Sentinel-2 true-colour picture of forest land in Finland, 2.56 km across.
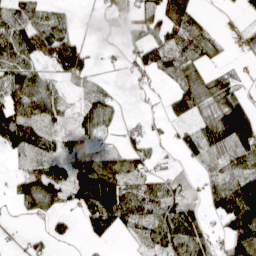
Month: April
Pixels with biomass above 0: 65%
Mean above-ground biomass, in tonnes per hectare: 67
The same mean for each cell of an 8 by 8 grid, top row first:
70 60 6 44 55 114 16 12
99 114 58 5 69 60 54 23
112 55 52 8 15 57 73 27
113 89 60 49 7 52 73 141
105 63 78 17 37 23 72 105
47 125 134 153 63 47 34 91
28 75 86 191 81 119 60 181
3 29 11 25 45 102 68 131
